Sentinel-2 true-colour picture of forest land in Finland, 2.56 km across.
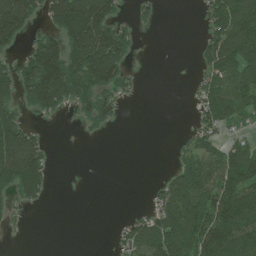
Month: July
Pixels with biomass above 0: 52%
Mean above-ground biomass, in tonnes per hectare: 72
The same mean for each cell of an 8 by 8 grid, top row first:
201 85 230 95 23 0 58 151
45 126 153 155 3 0 75 161
97 203 112 108 6 0 59 107
67 70 41 65 0 0 72 88
178 33 1 0 0 11 66 56
153 57 0 0 0 64 121 155
37 8 0 0 17 135 139 146
1 0 0 14 123 156 151 158
